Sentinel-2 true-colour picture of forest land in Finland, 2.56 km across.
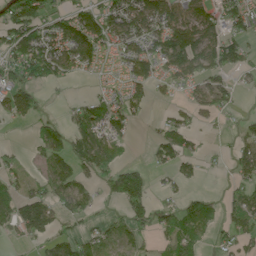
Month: June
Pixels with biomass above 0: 58%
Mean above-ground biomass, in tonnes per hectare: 64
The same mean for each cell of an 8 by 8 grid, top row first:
113 77 82 96 153 131 110 105
106 120 113 57 84 174 127 84
81 62 17 20 87 89 80 17
92 13 50 65 27 37 58 14
9 90 71 52 7 82 11 43
30 50 55 70 53 52 7 48
79 91 54 10 76 42 44 65
23 51 50 49 34 58 24 52
